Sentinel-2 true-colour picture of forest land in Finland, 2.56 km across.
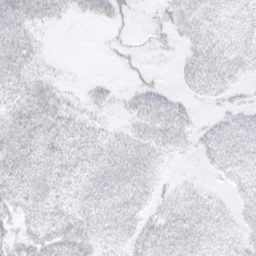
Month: March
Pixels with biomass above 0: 72%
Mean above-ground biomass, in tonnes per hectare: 28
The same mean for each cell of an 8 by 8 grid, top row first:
48 40 15 24 3 35 45 30
43 5 0 5 5 10 46 41
36 17 2 5 8 9 46 17
31 45 18 11 40 40 3 22
40 39 30 26 38 30 33 36
40 37 30 50 44 4 7 34
34 31 37 58 33 35 27 21
21 36 44 31 41 51 37 21
